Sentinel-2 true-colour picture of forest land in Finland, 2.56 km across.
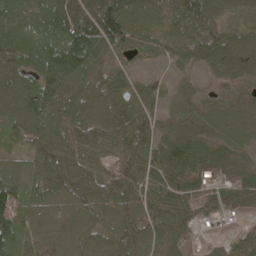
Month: May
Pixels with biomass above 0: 92%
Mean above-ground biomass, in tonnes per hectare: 72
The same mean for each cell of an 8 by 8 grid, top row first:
75 94 96 144 84 88 85 46
98 99 157 86 50 59 76 76
85 122 98 84 25 27 30 58
81 99 79 100 61 30 39 42
47 83 77 69 75 90 61 25
48 86 84 67 76 78 54 50
94 61 78 83 70 82 35 42
87 66 74 78 77 63 18 47
